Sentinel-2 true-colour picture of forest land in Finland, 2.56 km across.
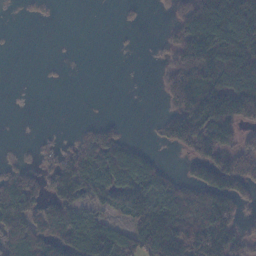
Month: November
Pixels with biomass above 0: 54%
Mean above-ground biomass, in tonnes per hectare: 65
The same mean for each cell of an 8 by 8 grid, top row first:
1 3 0 0 4 45 173 175
0 0 0 1 1 71 193 154
0 1 0 0 1 81 137 155
0 0 0 0 0 69 174 138
3 11 44 81 14 55 107 63
51 38 94 119 129 26 78 88
110 64 88 66 129 92 105 43
88 97 110 125 102 133 148 59
